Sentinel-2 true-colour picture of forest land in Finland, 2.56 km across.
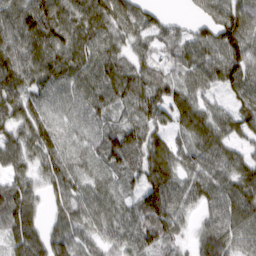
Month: March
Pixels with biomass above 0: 93%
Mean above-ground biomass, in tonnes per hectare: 80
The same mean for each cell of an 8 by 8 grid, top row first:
110 131 102 96 56 14 47 100
116 106 96 75 49 58 78 110
118 86 85 103 96 67 70 98
95 65 65 60 94 91 63 77
80 84 57 102 94 55 87 58
71 67 66 58 88 80 81 98
125 37 68 64 116 84 61 98
97 85 59 55 87 48 54 62
